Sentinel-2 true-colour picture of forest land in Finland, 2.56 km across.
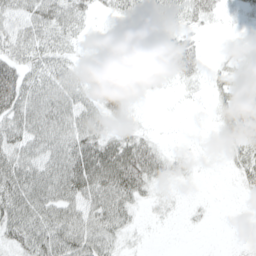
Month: April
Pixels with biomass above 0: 65%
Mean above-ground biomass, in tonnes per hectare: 27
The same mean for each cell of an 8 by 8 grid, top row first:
30 40 27 10 28 33 21 6
35 31 9 16 11 47 5 6
61 37 28 75 17 14 11 24
48 52 37 24 3 1 3 35
40 45 48 45 33 2 1 30
54 47 59 65 46 13 0 16
55 51 38 48 10 6 3 0
35 52 47 28 4 0 0 1
